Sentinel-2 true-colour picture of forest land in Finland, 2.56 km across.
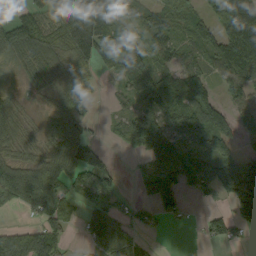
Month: September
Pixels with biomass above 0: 72%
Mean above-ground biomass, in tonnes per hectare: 90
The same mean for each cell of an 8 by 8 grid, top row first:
43 112 163 76 74 84 65 265
105 96 134 85 97 80 113 249
22 62 47 17 86 81 76 138
55 47 74 23 102 150 147 47
65 74 136 16 118 129 136 46
111 129 115 72 74 161 131 169
36 98 56 91 46 62 25 112
134 139 28 124 26 0 36 26
